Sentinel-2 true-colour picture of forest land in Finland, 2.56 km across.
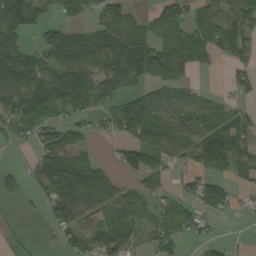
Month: September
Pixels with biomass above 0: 68%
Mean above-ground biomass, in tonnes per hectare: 71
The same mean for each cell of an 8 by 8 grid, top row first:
154 34 45 75 37 65 99 77
91 88 110 105 106 115 88 59
154 118 122 119 73 81 2 30
106 91 66 67 133 76 72 43
24 88 76 18 99 81 126 74
31 118 148 45 87 19 61 48
5 43 106 91 51 50 63 12
9 8 73 92 34 55 25 4
